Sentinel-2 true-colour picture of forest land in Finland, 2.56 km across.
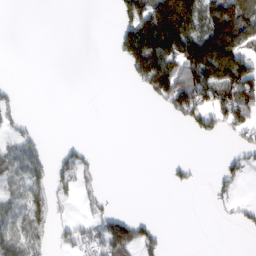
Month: February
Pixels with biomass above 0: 35%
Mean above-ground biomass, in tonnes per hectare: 47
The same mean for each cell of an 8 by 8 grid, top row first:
0 0 0 18 156 211 98 139
0 0 0 19 217 160 137 90
2 0 0 0 86 135 126 140
25 0 0 0 0 72 113 114
59 15 15 0 0 0 5 39
66 64 51 0 0 18 4 44
60 77 14 18 0 0 6 29
91 44 59 124 62 0 0 1
